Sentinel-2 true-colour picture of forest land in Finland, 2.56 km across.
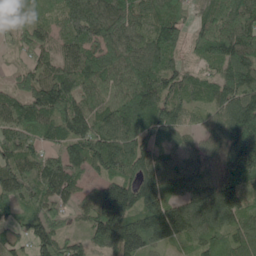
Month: May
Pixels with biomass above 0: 94%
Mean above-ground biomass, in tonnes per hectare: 103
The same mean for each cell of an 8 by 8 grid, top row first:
62 52 132 128 72 80 66 113
38 70 116 119 98 79 101 143
44 105 111 97 109 90 60 131
92 116 135 115 136 95 60 175
102 70 120 134 96 51 71 139
130 143 78 117 134 88 71 127
78 92 66 210 144 117 160 126
67 127 62 154 141 77 92 102
